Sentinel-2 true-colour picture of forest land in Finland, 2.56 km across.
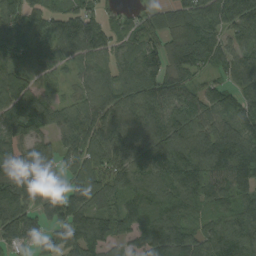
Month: September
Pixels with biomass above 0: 91%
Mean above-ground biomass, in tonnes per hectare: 95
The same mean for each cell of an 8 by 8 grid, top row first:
83 76 102 36 43 72 91 112
125 69 142 72 92 87 106 71
113 38 51 83 124 87 36 94
106 84 77 87 96 97 99 95
80 57 121 113 89 120 122 146
149 67 94 91 99 128 119 132
117 104 116 77 107 104 81 95
84 80 113 87 101 135 95 127
